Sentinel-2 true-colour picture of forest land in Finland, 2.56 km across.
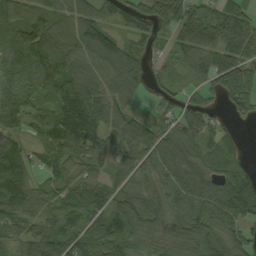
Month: September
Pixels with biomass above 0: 88%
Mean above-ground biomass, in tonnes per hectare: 93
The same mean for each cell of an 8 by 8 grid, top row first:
104 96 93 61 78 125 137 130
128 120 110 127 63 75 102 159
110 115 111 86 68 41 71 155
128 100 187 90 36 56 65 62
67 68 126 67 101 104 66 31
160 55 55 70 61 91 109 81
105 68 110 99 103 81 100 111
64 80 93 97 68 80 94 83
